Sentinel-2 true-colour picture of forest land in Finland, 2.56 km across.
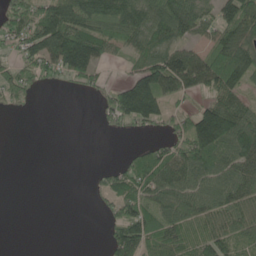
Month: June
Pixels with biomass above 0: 61%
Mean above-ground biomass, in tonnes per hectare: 67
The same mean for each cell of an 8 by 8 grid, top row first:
72 116 130 120 94 120 58 112
47 130 184 56 79 90 53 101
44 25 52 16 135 148 119 80
8 0 0 81 131 31 117 106
0 0 0 0 20 61 168 111
0 0 0 47 88 102 100 102
0 0 0 38 90 83 92 84
0 0 0 74 115 80 92 62
